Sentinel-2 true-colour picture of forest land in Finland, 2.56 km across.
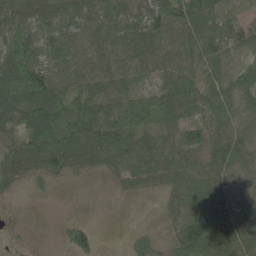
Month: May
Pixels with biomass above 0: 86%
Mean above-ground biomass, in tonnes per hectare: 58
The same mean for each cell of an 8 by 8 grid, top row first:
66 80 69 53 59 90 74 48
89 72 73 71 74 83 67 38
88 71 50 60 33 75 62 43
75 108 88 69 72 90 63 46
49 114 87 87 60 64 66 68
44 48 19 24 49 76 76 39
1 0 1 2 2 33 113 61
7 1 61 0 20 57 124 65
